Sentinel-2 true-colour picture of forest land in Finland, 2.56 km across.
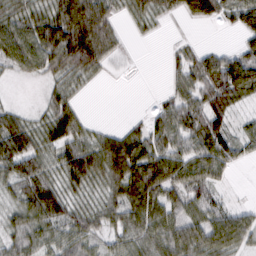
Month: February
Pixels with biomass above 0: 76%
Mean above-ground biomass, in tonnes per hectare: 54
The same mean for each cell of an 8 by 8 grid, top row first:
62 74 116 45 45 22 57 57
87 100 131 49 1 14 18 28
11 33 36 4 0 31 76 96
28 45 29 0 7 65 72 26
91 59 60 73 72 67 83 47
63 54 86 88 101 67 63 2
46 96 42 53 92 51 53 24
42 46 59 35 57 72 72 59
